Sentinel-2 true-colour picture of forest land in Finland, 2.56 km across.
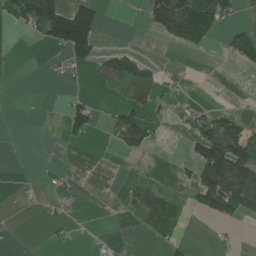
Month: July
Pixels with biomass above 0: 28%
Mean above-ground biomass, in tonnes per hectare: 32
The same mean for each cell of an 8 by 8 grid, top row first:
51 122 120 1 30 143 96 16
7 34 99 17 3 23 18 57
1 4 5 53 60 12 1 0
0 0 52 19 42 12 30 22
0 0 11 12 65 1 131 126
1 7 6 0 9 8 131 141
4 14 5 0 55 22 56 58
4 7 1 7 3 18 1 5
